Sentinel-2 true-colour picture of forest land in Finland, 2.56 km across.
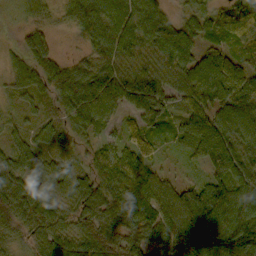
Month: October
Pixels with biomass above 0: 94%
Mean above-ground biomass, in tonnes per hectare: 66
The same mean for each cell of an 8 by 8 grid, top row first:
19 21 77 86 89 30 44 76
23 46 22 84 70 96 52 62
39 68 88 90 92 64 98 95
26 32 85 50 59 28 70 92
46 43 26 35 44 30 104 72
64 58 53 76 75 21 44 88
72 59 71 68 94 94 142 104
31 68 64 65 68 95 148 136
